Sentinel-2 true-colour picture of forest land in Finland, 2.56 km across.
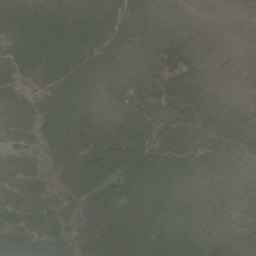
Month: June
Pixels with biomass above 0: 45%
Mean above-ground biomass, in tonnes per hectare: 9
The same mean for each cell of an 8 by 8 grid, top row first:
5 0 1 1 0 0 0 0
13 13 14 5 0 0 0 0
5 12 12 1 1 1 0 0
4 15 16 1 11 6 0 0
8 17 26 25 20 10 1 0
9 8 31 33 19 1 0 0
22 17 15 27 12 0 0 0
14 18 15 31 22 4 0 0
